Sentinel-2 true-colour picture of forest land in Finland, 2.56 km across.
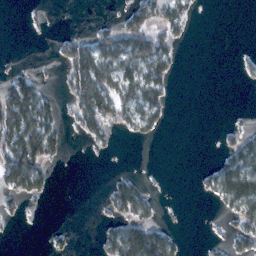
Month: February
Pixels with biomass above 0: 35%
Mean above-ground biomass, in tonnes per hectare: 33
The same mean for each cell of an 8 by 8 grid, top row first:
0 3 0 6 56 47 0 0
0 4 63 79 89 26 0 1
47 6 93 88 94 13 0 4
117 47 54 66 77 1 0 2
108 79 5 11 10 0 0 46
86 28 0 14 8 0 29 114
11 2 0 37 46 1 3 70
1 10 1 61 152 31 8 34
